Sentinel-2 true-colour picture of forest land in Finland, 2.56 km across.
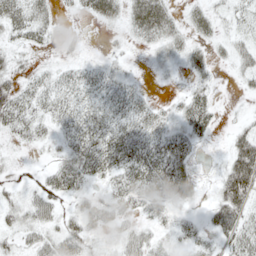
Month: May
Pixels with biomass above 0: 69%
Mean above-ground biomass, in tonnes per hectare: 27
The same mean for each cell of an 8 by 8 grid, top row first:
41 22 14 29 57 18 25 21
19 13 9 7 13 22 16 26
27 21 27 26 5 8 16 16
48 25 31 33 28 19 34 4
14 16 38 42 43 38 7 41
5 16 41 32 50 52 7 83
27 32 20 33 25 21 17 57
22 32 37 14 32 20 18 49
